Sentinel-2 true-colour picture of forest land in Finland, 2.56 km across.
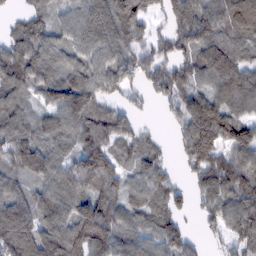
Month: February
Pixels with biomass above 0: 86%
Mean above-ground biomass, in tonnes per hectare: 100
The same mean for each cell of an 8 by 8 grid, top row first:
36 54 106 155 94 87 135 177
91 91 102 134 77 80 128 105
106 96 121 108 66 81 89 104
78 63 130 83 20 55 172 86
118 73 100 97 56 45 179 153
82 97 162 88 75 28 96 109
122 124 130 103 75 68 66 108
174 151 171 149 83 97 26 67
